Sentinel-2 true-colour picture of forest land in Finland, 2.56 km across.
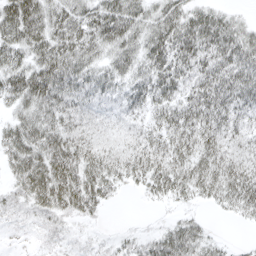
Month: April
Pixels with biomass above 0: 86%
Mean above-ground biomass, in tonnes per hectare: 40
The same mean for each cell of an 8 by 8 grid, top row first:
80 54 50 67 43 46 40 14
52 62 56 44 45 54 47 52
53 74 44 38 39 45 48 49
32 47 32 15 29 45 52 37
53 55 44 29 39 45 49 31
39 69 56 46 47 54 58 65
16 40 39 7 2 13 14 41
2 10 6 8 19 53 27 6
